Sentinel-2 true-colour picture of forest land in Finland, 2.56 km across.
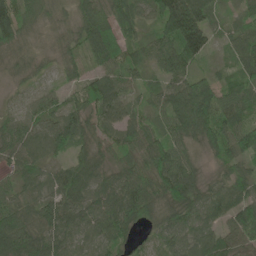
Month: June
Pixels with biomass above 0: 95%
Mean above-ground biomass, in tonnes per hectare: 65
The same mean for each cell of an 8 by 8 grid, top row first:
95 42 70 88 45 164 68 34
48 27 54 115 54 105 66 55
22 15 48 69 30 64 49 50
25 53 61 70 41 100 101 67
69 62 55 50 85 64 63 87
42 41 66 61 79 107 28 61
68 67 81 99 85 76 66 89
112 75 47 62 19 59 73 71
